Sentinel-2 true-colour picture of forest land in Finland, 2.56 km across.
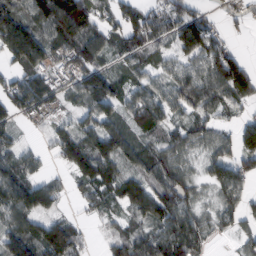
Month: February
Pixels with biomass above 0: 81%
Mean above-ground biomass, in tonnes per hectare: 84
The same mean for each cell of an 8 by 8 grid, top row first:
96 171 208 57 79 90 48 40
136 111 134 62 81 68 104 21
71 104 99 78 59 79 115 157
84 62 62 76 119 68 86 43
48 40 140 113 65 78 65 97
102 44 88 90 73 87 60 91
108 69 23 58 92 114 37 59
91 142 67 46 80 122 54 35
